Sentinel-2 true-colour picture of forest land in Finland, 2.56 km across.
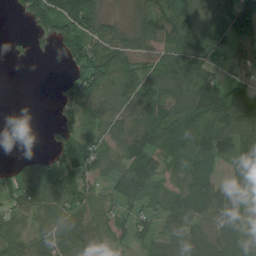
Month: July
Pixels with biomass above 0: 76%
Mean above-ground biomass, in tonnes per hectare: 70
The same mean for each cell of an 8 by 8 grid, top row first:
16 120 115 17 59 102 63 91
9 13 94 51 49 95 85 25
0 0 86 83 87 115 96 25
0 1 66 69 88 86 116 113
0 10 62 57 105 70 115 105
74 122 67 67 142 67 74 57
73 88 80 61 58 72 78 71
85 81 87 62 54 78 101 95
